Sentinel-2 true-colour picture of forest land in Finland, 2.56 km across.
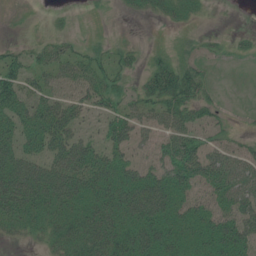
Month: July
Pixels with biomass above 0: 69%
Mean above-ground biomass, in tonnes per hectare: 40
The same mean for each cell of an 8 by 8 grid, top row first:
2 5 1 2 10 19 4 0
15 39 20 19 9 13 11 10
71 39 55 45 29 60 17 1
55 64 40 40 36 55 25 4
48 63 56 44 25 58 32 19
89 86 79 61 53 56 58 62
73 56 51 63 86 48 41 62
11 27 52 59 73 51 54 66
